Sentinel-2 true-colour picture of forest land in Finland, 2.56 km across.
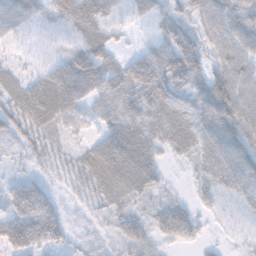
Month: November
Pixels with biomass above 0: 90%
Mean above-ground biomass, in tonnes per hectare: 47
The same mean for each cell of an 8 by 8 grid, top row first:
49 25 77 42 31 39 54 53
15 11 41 38 24 68 42 60
32 61 89 54 74 65 59 65
54 75 45 44 59 60 65 68
23 33 21 71 60 48 61 54
21 18 44 83 66 4 48 65
66 66 12 37 25 49 22 28
81 81 14 28 54 45 12 17
